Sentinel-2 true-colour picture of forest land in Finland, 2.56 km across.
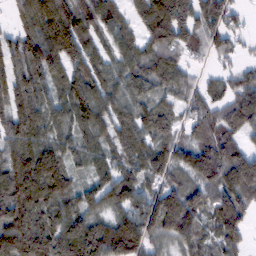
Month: February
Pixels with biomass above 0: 88%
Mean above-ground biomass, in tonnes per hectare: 106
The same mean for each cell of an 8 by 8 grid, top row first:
44 133 128 97 110 193 117 44
88 150 121 66 88 103 71 37
105 99 130 83 126 82 36 71
138 92 101 97 98 66 87 102
117 106 87 88 94 85 126 77
164 176 46 91 96 76 125 132
189 118 99 86 99 174 87 123
193 145 178 171 117 102 67 36
